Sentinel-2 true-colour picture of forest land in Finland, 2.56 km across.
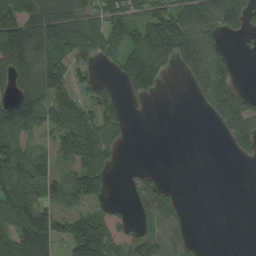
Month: August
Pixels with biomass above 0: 59%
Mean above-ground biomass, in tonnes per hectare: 79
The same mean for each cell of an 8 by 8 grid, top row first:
140 128 95 93 93 139 107 105
186 122 91 71 168 185 116 8
85 141 38 22 147 6 123 25
165 134 124 55 1 0 32 126
94 52 180 65 0 0 0 80
134 84 111 27 45 0 0 0
118 85 66 37 66 46 0 0
120 147 156 117 107 68 2 0
